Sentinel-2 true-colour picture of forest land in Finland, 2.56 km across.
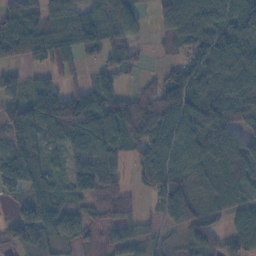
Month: November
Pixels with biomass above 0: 79%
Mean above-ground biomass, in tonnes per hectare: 75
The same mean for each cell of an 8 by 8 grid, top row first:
71 72 77 82 28 164 126 138
98 88 84 82 15 42 131 132
46 43 17 49 17 72 100 96
89 124 95 88 114 114 122 83
64 44 63 76 104 93 107 63
97 53 73 46 69 85 57 70
40 96 36 53 13 110 41 70
89 84 36 28 40 24 97 93
